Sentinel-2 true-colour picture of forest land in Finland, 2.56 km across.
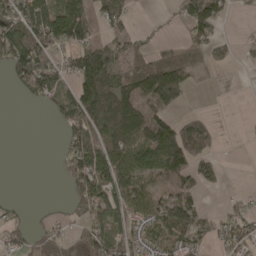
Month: April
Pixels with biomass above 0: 57%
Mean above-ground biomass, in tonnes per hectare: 73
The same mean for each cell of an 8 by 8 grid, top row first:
77 97 105 92 2 31 150 6
143 106 102 109 40 41 67 10
58 81 108 120 141 138 18 1
0 19 126 190 155 49 16 0
0 0 102 135 177 227 87 1
0 0 122 109 104 132 60 0
17 8 68 83 82 185 24 39
35 46 67 70 60 84 50 83
